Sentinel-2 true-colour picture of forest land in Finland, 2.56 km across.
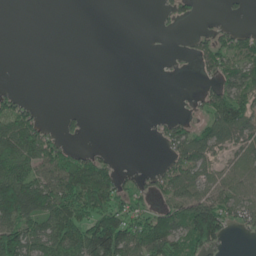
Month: June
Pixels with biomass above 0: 46%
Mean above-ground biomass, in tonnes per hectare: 48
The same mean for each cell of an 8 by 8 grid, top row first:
0 0 0 0 0 24 1 7
0 0 0 0 0 3 50 55
0 0 0 0 0 1 20 70
73 3 9 0 0 5 47 98
103 75 10 3 1 67 66 51
109 83 129 63 18 72 49 61
132 121 109 94 39 80 121 73
127 121 131 174 129 97 117 3
